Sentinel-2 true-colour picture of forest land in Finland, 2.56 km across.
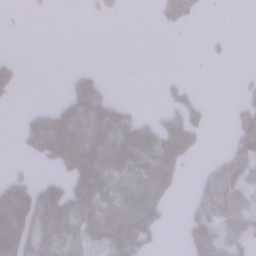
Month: January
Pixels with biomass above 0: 44%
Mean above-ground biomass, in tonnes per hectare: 63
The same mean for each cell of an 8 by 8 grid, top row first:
1 2 1 10 0 73 3 0
0 0 0 0 0 0 6 0
37 0 51 3 0 11 0 11
5 87 158 122 13 56 21 56
13 206 247 185 186 128 4 78
28 26 178 135 104 63 40 78
170 127 111 91 154 3 71 85
196 83 63 127 113 3 123 72
